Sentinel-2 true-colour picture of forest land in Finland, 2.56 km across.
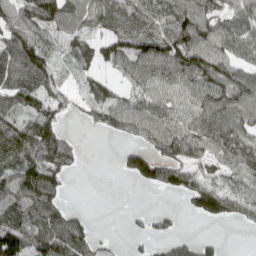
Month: April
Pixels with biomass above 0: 72%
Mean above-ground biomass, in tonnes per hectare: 74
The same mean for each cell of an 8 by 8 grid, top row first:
81 106 75 82 92 104 90 77
118 64 67 72 101 123 102 72
105 68 31 39 69 84 111 91
91 87 24 73 80 68 106 101
131 143 27 4 53 95 82 90
93 109 5 3 100 102 59 72
107 110 15 1 10 14 112 75
143 130 88 10 23 44 23 0
